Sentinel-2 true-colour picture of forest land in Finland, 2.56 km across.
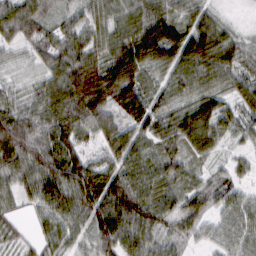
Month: February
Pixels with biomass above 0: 93%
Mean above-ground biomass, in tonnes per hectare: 71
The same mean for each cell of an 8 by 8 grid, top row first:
95 40 45 59 87 69 54 9
31 48 80 83 130 110 122 71
20 56 118 121 69 64 73 59
67 80 95 70 90 60 83 50
137 105 51 59 61 68 69 21
72 122 131 87 98 57 27 27
29 72 103 117 111 57 43 59
32 47 39 106 76 42 31 59
